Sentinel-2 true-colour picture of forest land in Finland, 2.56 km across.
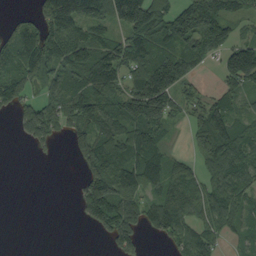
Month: September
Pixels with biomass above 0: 69%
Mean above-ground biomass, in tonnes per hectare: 77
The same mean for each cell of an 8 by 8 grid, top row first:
18 91 141 100 155 96 124 54
103 120 109 90 112 109 92 111
86 73 102 96 130 113 7 99
42 86 114 115 172 61 102 58
4 37 81 120 141 13 141 110
0 0 22 115 129 79 66 112
0 0 40 69 83 103 85 85
0 0 1 25 23 64 66 50
